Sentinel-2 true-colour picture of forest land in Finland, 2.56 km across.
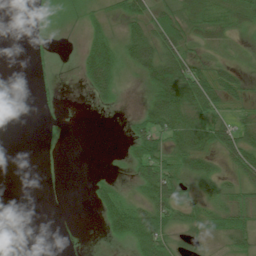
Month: July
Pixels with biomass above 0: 53%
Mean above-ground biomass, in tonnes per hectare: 28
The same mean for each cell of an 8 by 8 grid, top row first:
0 14 17 24 53 53 44 32
0 9 23 72 79 57 23 9
0 6 27 80 35 97 60 27
0 3 0 9 24 77 51 19
0 0 0 0 53 43 50 55
0 0 0 13 47 49 41 32
0 0 0 59 42 50 29 39
2 0 3 26 55 32 21 43
